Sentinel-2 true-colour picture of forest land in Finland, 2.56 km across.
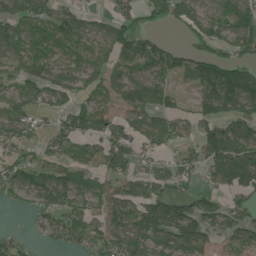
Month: July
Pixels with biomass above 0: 72%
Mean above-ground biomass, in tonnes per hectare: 83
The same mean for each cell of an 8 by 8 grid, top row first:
105 67 57 54 42 68 89 113
103 72 77 92 97 45 63 96
67 85 77 72 126 66 134 128
86 46 91 65 92 69 66 91
62 54 60 98 53 49 121 131
81 103 74 74 67 61 53 163
21 95 77 121 119 117 82 55
32 39 77 116 134 138 87 81
